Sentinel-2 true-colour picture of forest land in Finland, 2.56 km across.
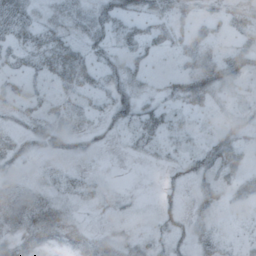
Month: October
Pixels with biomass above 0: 61%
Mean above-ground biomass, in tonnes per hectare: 28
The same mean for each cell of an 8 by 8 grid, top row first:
44 16 27 44 39 36 18 37
32 43 24 29 38 26 33 38
26 29 37 24 17 22 55 23
22 25 26 31 37 20 17 16
20 25 21 8 22 17 22 32
16 21 20 4 1 10 40 42
66 62 17 13 4 14 29 25
45 54 45 38 24 21 29 14
